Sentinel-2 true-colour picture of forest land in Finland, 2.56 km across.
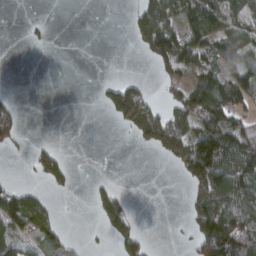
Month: March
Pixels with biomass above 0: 41%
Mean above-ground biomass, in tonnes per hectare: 47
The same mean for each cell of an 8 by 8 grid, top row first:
0 2 0 0 64 72 115 93
0 8 0 0 54 110 82 98
0 0 0 13 14 55 70 101
36 0 0 64 119 76 107 48
24 14 0 0 42 109 129 101
4 56 2 3 0 11 117 93
112 38 0 55 0 0 100 92
65 69 8 25 28 2 139 142
